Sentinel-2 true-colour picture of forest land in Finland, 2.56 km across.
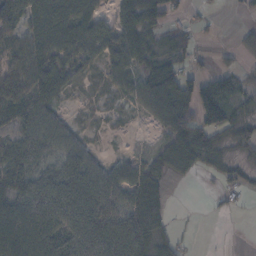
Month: November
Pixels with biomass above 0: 72%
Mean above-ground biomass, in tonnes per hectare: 49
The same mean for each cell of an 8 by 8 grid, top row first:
72 89 80 46 79 31 9 6
55 82 75 77 66 42 7 22
73 87 28 41 57 82 16 38
69 54 9 21 34 103 15 38
63 60 33 2 3 67 63 39
67 63 75 52 71 25 18 32
77 67 82 61 85 2 3 9
79 68 87 101 78 28 0 0
